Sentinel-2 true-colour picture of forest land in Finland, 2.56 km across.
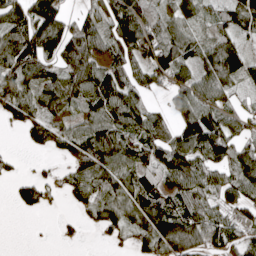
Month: April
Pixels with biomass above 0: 77%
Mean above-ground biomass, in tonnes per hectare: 76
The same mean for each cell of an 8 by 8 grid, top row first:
99 114 40 95 103 55 48 93
135 113 104 80 129 100 73 59
100 81 107 87 57 83 76 60
91 70 53 102 88 51 98 57
6 69 97 123 102 101 141 73
30 25 74 81 84 100 68 89
27 27 34 71 111 71 69 71
0 1 13 31 77 117 80 79
